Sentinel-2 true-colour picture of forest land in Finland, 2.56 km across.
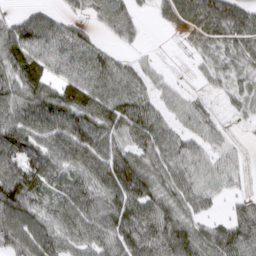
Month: March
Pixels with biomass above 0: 86%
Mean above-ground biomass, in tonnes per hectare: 74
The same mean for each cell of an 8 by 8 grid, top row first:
34 52 27 85 19 51 92 75
100 90 91 35 15 3 35 52
92 78 91 79 53 16 27 46
97 121 112 93 92 47 34 31
103 88 117 86 82 73 49 11
131 75 84 123 102 78 62 24
129 64 114 102 104 86 35 53
90 96 86 90 101 125 83 113
